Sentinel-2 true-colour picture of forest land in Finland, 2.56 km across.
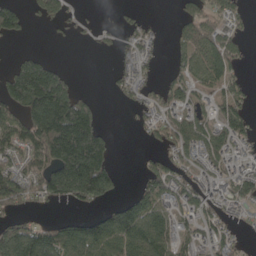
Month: May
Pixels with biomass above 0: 58%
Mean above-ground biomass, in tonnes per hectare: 84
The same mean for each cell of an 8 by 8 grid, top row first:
97 66 17 5 18 32 62 38
8 4 2 20 52 34 100 40
180 257 16 25 50 52 88 44
93 295 194 1 48 80 52 72
113 199 305 57 13 92 90 64
109 138 309 107 58 74 51 74
50 21 31 68 134 73 59 45
152 125 148 133 152 88 54 26
